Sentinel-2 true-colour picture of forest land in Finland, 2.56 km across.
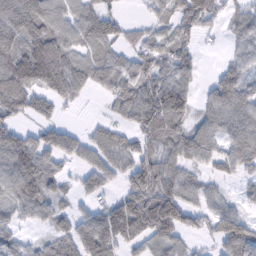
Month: February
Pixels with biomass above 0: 76%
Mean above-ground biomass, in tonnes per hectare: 68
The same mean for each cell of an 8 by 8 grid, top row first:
103 84 69 48 17 69 82 51
74 105 65 64 56 70 3 43
115 100 78 84 79 80 18 73
67 41 7 34 106 91 61 96
89 70 46 64 54 73 71 92
101 63 30 45 122 68 32 36
70 59 29 69 141 137 55 35
50 42 94 112 73 63 32 107
